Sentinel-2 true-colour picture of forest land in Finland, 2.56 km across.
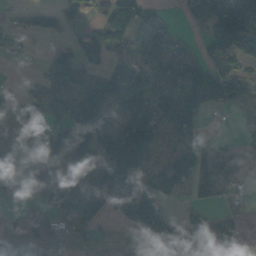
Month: October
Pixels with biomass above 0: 70%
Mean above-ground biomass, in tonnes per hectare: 90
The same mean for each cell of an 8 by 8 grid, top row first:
31 49 46 88 85 27 133 143
56 26 91 77 140 97 55 64
6 63 69 120 101 121 134 114
63 108 145 94 102 172 50 45
100 184 172 162 136 46 46 43
141 238 207 146 58 72 110 52
19 86 206 92 80 13 40 35
48 81 31 22 49 116 193 45
